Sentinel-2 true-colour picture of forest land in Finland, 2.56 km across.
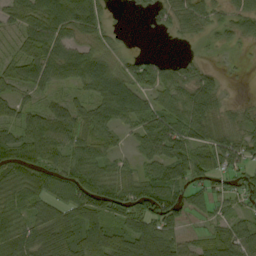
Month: September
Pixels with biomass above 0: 82%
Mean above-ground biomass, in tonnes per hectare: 55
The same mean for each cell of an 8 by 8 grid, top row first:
51 86 89 13 14 51 44 44
32 69 41 27 1 3 10 12
58 55 67 86 66 60 44 3
50 47 55 73 58 72 73 30
76 69 58 35 48 82 71 63
54 56 65 57 53 71 73 49
55 59 76 73 76 66 42 34
84 90 77 31 81 69 55 74
